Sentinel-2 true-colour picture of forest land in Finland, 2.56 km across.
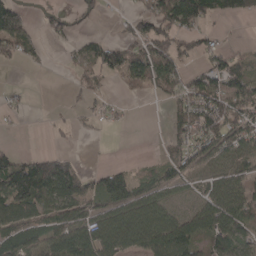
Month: April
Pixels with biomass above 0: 57%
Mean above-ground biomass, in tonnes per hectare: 58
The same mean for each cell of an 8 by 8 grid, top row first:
91 28 30 4 73 167 80 53
66 13 33 66 78 76 47 9
0 0 37 29 73 70 77 84
13 4 15 19 0 54 117 93
4 4 2 1 0 46 88 73
116 145 84 59 32 60 40 42
108 77 72 67 81 31 66 83
77 71 104 87 87 138 64 75
